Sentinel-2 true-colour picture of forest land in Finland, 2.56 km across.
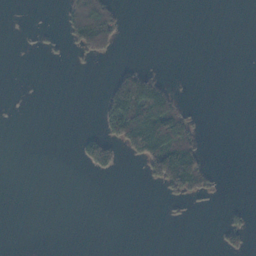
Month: November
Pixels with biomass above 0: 15%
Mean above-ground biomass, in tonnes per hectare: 19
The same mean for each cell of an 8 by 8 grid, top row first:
0 0 112 69 0 0 0 0
0 5 47 38 0 0 0 0
0 0 0 34 90 5 0 0
0 0 0 79 148 76 0 0
0 0 22 55 143 99 4 0
0 0 1 10 21 116 30 0
0 0 0 0 0 3 2 9
0 0 0 0 0 0 0 19
